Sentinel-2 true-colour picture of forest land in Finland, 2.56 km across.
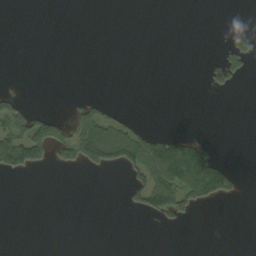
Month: September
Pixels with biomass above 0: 16%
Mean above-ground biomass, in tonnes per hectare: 22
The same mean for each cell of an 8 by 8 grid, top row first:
0 0 0 0 0 0 0 0
0 0 0 0 0 0 0 53
0 0 0 0 0 0 25 16
80 27 37 27 1 0 0 0
127 114 87 156 106 78 22 0
18 0 1 2 63 116 108 13
0 0 0 0 52 66 13 0
0 0 0 0 0 0 0 0
